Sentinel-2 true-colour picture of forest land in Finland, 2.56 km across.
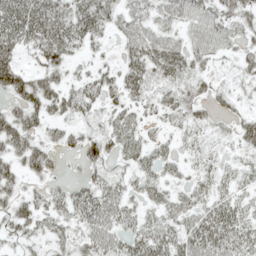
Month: May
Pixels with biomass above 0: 77%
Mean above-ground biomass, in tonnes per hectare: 38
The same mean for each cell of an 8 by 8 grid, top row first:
76 71 61 42 42 46 50 43
57 65 30 10 57 41 51 30
65 44 25 29 46 37 23 19
45 46 30 26 22 35 23 23
56 37 42 37 32 18 18 29
41 32 20 26 32 16 26 19
32 34 49 45 27 37 40 34
19 24 31 43 51 45 61 48
